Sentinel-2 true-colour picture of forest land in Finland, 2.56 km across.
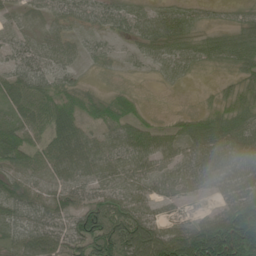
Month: June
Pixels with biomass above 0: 83%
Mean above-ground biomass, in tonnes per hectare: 56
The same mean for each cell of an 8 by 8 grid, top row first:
29 30 40 48 44 50 16 23
44 46 24 12 37 47 37 54
62 43 17 5 5 22 3 28
51 66 47 52 16 11 31 46
88 59 72 48 58 42 79 70
47 52 59 58 51 56 60 61
62 63 64 77 46 16 17 110
63 79 94 139 125 115 233 260
